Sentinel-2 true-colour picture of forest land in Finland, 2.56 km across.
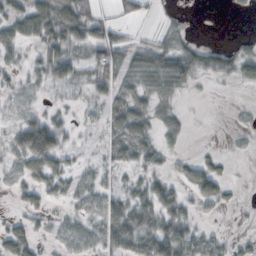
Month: October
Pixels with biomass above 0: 64%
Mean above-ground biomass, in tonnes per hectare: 30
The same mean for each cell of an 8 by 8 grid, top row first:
38 61 57 18 21 10 0 4
27 45 34 66 52 36 22 15
15 27 28 62 50 60 12 29
11 16 12 55 34 16 1 3
9 17 23 39 38 13 2 4
18 51 40 16 28 17 46 1
10 23 35 53 67 53 16 6
49 34 34 57 62 85 33 13
